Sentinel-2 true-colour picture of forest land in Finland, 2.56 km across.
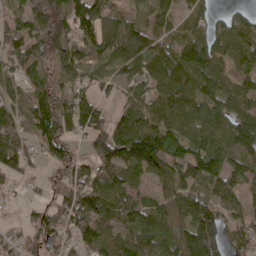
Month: May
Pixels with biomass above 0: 85%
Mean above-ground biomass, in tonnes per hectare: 84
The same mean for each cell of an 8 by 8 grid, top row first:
57 88 93 68 46 60 48 45
78 78 80 93 105 93 103 97
57 50 59 47 69 107 96 75
77 103 117 56 96 120 81 88
114 106 36 147 163 74 90 115
62 32 74 84 56 78 100 99
8 57 128 129 94 104 103 60
50 68 51 98 110 89 173 75
